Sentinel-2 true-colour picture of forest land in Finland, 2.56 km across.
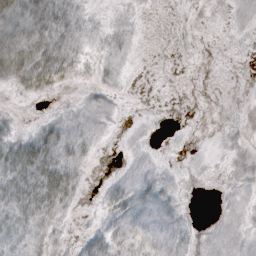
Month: October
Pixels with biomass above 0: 53%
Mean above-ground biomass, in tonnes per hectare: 10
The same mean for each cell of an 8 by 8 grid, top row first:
38 41 14 3 2 1 1 7
45 35 12 9 1 1 0 1
25 26 4 8 0 0 0 0
2 2 8 7 1 0 0 2
21 27 12 1 3 1 1 4
31 35 9 3 11 4 3 4
27 22 3 12 15 7 0 6
14 11 7 19 19 13 7 7
